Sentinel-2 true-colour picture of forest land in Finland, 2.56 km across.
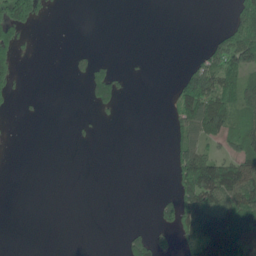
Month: June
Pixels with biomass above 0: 28%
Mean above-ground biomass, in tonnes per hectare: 37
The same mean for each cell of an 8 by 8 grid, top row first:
80 9 0 0 0 0 0 95
57 0 6 0 0 0 47 146
38 0 15 77 1 35 121 78
6 1 2 17 0 57 139 74
0 0 3 0 0 41 55 80
0 0 0 0 0 65 163 133
0 0 0 0 0 82 147 131
0 0 0 0 52 44 166 132
